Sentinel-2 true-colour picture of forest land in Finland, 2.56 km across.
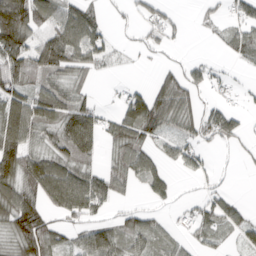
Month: March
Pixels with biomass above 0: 62%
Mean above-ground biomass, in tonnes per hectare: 53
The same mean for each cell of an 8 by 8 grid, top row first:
133 73 89 16 39 21 15 39
104 87 88 26 25 10 4 51
73 52 37 6 7 82 41 8
89 73 90 24 115 78 50 25
99 46 101 44 54 47 33 25
108 116 79 63 59 18 24 4
106 61 86 26 28 18 50 32
63 83 48 74 47 25 32 26
